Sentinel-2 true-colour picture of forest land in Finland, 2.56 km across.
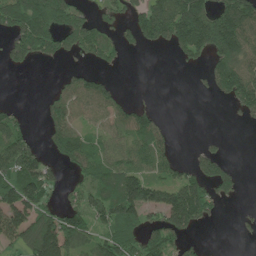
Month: June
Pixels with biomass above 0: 56%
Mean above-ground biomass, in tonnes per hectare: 87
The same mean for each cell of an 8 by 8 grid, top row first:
164 196 90 55 116 173 142 180
111 112 96 72 38 63 122 137
0 6 72 32 0 0 47 167
48 72 80 91 71 0 0 64
149 53 112 78 110 27 19 0
138 90 56 113 100 76 119 33
148 74 103 151 151 218 85 10
95 211 107 125 115 95 9 8
